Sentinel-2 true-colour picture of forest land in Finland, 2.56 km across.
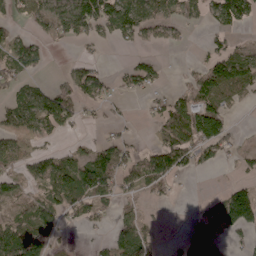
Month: April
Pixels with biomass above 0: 51%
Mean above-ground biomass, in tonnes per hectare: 44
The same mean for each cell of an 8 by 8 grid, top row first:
25 52 78 88 73 42 29 67
52 19 11 8 20 12 25 27
41 14 78 25 56 2 72 82
54 93 40 13 9 77 93 6
27 12 14 47 19 85 85 17
33 72 116 86 77 43 4 17
30 50 49 32 18 3 11 113
89 62 5 38 50 11 93 22
